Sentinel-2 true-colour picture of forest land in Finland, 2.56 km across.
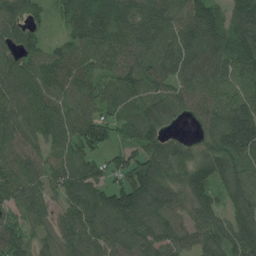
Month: July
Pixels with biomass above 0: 93%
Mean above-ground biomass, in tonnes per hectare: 110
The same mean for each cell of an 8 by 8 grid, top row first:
98 47 143 153 136 113 139 112
103 65 103 125 118 128 122 125
114 122 119 87 125 102 114 124
102 122 104 80 94 72 105 149
92 86 105 59 106 69 88 170
117 93 126 104 164 96 126 125
90 76 127 156 146 105 105 110
114 71 117 107 105 93 105 121
